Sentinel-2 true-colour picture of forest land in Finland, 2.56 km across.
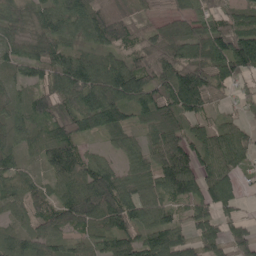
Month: May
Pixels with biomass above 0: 90%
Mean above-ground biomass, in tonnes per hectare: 75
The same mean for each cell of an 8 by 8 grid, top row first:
77 85 97 92 25 37 61 66
57 90 42 72 72 79 99 143
40 70 113 100 105 105 84 55
55 73 102 97 60 87 45 29
52 67 55 28 45 74 76 80
58 48 90 80 63 130 86 52
51 88 140 143 105 62 92 47
51 71 41 81 85 102 92 85
